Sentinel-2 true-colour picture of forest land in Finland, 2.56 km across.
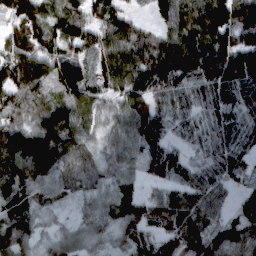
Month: March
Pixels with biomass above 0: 92%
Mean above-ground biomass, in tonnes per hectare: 103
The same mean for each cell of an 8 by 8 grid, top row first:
93 87 93 94 18 120 145 168
98 83 80 117 101 117 134 151
112 96 132 105 132 135 147 161
91 106 98 60 112 98 102 116
142 157 78 66 110 71 112 135
141 118 51 71 66 95 109 84
89 43 41 90 95 131 107 78
107 43 66 60 103 144 159 103
